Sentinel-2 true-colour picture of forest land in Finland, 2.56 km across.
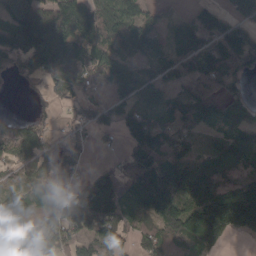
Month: March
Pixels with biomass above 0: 79%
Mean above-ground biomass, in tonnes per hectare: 97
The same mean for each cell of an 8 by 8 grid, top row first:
148 168 167 97 66 37 91 132
128 220 120 89 74 63 95 172
37 105 100 93 76 64 99 77
6 34 59 55 76 75 89 56
85 52 41 16 117 94 48 88
38 71 49 86 150 125 94 85
72 91 161 144 107 151 178 223
140 120 85 122 73 129 152 26
